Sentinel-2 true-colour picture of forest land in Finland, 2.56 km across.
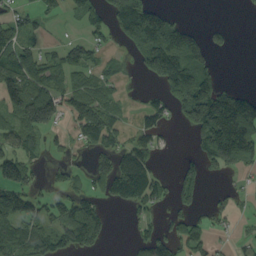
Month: September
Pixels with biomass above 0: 51%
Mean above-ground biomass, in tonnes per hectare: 78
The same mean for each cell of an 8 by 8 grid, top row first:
55 30 42 117 213 33 0 3
97 29 68 33 182 200 95 1
106 60 39 32 32 162 96 3
92 143 95 52 64 64 250 229
72 37 56 82 70 6 153 260
131 30 37 142 121 37 33 36
106 34 77 26 61 44 27 17
137 104 117 14 70 94 54 22
